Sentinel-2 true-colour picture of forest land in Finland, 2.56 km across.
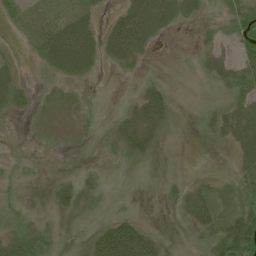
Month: June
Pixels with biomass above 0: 63%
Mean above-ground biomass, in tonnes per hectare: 20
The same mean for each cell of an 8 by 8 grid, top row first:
17 14 23 11 47 27 12 31
5 38 53 30 26 1 16 25
17 6 10 1 11 3 16 37
13 8 12 9 62 14 14 33
4 5 3 15 52 2 9 31
9 3 14 3 2 3 6 20
16 10 24 7 1 12 40 31
36 25 10 89 57 3 23 87
